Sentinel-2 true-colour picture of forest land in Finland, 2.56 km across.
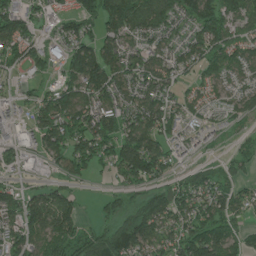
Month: June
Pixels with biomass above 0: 76%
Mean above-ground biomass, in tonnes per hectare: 86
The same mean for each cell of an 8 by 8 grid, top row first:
108 45 110 126 122 78 136 105
89 45 120 92 77 67 107 82
21 30 126 136 110 67 49 68
27 126 134 120 125 63 39 56
55 99 109 108 138 30 10 28
29 23 46 32 120 47 71 37
88 143 54 41 137 120 115 58
90 121 106 181 150 105 154 73
